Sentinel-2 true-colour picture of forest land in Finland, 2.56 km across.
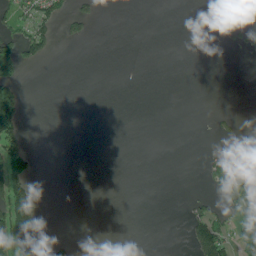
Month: June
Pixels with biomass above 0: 16%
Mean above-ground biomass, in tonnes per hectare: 23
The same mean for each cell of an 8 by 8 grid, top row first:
39 67 42 0 0 0 0 2
64 35 2 0 0 0 0 14
52 0 0 0 0 0 0 0
98 0 0 0 0 0 3 4
74 0 0 0 0 0 4 14
96 0 0 0 0 0 42 173
118 2 0 0 0 0 32 88
148 32 2 26 0 0 132 76
